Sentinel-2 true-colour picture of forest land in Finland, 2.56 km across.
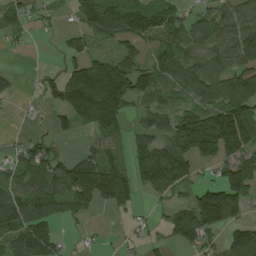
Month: August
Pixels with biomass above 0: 69%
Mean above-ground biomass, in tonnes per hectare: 82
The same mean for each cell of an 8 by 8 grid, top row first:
44 23 65 123 121 72 66 97
18 1 70 32 51 80 76 127
16 44 166 179 88 77 113 114
6 27 156 139 45 57 98 132
21 51 13 57 62 111 162 131
63 120 185 174 95 121 17 147
113 95 88 70 12 58 197 93
84 85 12 6 30 57 55 122
